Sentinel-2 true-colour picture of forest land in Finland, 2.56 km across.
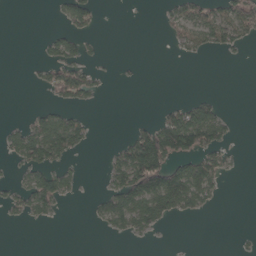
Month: April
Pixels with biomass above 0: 29%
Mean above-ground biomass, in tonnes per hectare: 31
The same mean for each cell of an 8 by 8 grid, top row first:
0 2 57 0 0 42 58 72
0 28 34 0 0 17 34 22
0 33 65 3 3 0 0 0
0 31 18 0 0 39 54 0
51 115 42 9 117 125 75 5
18 64 17 45 153 104 75 4
33 47 0 66 109 66 21 0
0 0 0 7 10 0 0 5
